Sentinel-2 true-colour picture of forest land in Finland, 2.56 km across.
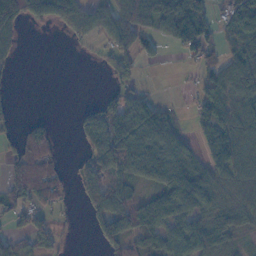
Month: November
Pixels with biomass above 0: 62%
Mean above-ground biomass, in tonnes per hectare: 62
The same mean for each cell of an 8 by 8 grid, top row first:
108 110 80 71 75 135 56 105
28 0 7 53 54 38 48 75
8 0 0 29 11 2 51 111
12 2 30 106 100 21 64 60
44 59 35 132 134 94 62 71
84 85 53 99 83 106 83 54
66 64 21 100 91 93 62 58
52 64 2 85 63 82 78 32
